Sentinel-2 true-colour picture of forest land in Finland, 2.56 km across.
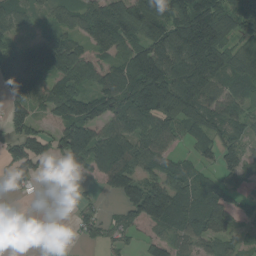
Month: August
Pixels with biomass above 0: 75%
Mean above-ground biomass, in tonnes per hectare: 89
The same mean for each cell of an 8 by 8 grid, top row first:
76 44 82 135 133 118 150 129
77 123 65 94 106 143 198 67
145 106 92 91 186 179 164 103
65 57 131 118 167 161 104 73
86 67 158 156 102 47 74 72
62 22 32 129 85 84 38 57
1 9 30 15 154 112 107 32
0 10 19 39 40 60 67 40
